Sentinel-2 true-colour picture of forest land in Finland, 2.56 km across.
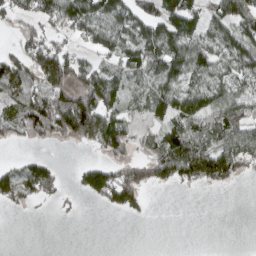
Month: March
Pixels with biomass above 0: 57%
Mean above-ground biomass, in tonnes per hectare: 59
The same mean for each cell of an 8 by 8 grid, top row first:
52 76 97 69 66 95 66 92
40 91 38 67 88 88 64 83
105 123 79 51 51 67 56 52
58 143 182 67 25 86 103 73
20 24 40 105 22 86 89 94
94 89 48 106 78 84 97 41
27 11 11 54 32 0 0 0
0 0 0 0 0 0 0 0
